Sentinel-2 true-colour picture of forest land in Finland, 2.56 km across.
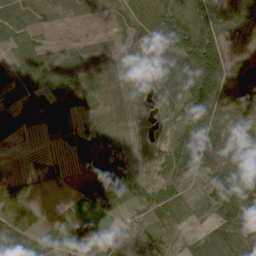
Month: June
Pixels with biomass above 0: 92%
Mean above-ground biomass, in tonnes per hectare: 64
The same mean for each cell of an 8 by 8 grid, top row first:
62 46 27 30 56 119 116 90
38 41 37 33 39 104 192 41
53 81 85 65 32 59 185 87
53 74 51 65 28 42 123 84
15 21 56 65 40 71 79 68
15 34 28 110 45 47 55 110
55 10 25 61 63 43 41 105
102 62 66 24 72 52 102 115
